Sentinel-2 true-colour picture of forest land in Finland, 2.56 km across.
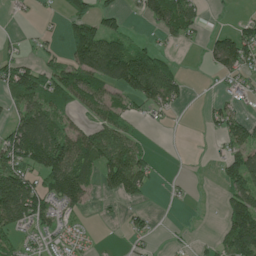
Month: June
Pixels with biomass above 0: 52%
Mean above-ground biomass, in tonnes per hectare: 57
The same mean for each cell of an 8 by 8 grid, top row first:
10 6 83 39 49 112 11 14
16 19 148 123 56 18 35 95
105 84 105 105 155 56 2 34
57 84 37 65 29 19 22 27
112 148 87 109 26 1 4 69
107 110 108 97 68 5 3 90
167 82 41 5 15 4 1 115
37 27 17 2 20 6 8 135
